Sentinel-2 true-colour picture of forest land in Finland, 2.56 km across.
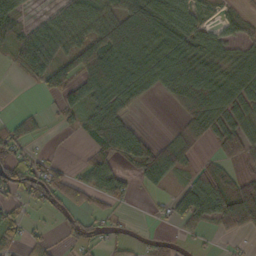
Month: October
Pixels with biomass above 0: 64%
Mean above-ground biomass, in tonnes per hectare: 51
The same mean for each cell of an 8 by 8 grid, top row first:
55 26 70 69 124 77 26 22
49 84 83 109 89 91 64 33
6 76 72 105 75 91 105 57
8 10 56 71 7 27 74 55
60 6 11 86 53 23 20 69
80 61 33 68 47 36 63 43
27 28 41 22 3 56 88 126
31 18 22 21 11 14 9 16
